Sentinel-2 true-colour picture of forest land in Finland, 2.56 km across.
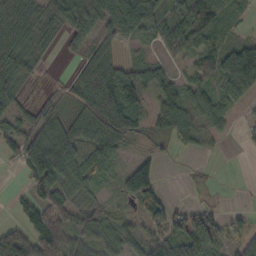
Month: October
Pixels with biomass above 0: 74%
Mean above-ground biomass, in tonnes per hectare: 52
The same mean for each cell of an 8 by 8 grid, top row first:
68 55 100 89 80 57 96 24
73 30 32 42 12 61 58 53
54 5 48 79 52 39 53 98
39 41 60 120 47 88 57 14
67 93 69 93 18 37 23 6
7 126 59 20 76 1 5 0
17 86 39 17 32 35 28 8
81 114 47 47 46 67 103 60
